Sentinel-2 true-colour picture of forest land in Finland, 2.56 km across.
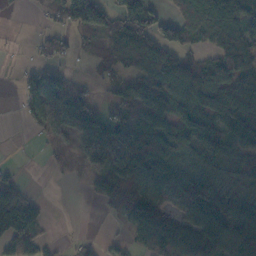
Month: November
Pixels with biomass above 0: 70%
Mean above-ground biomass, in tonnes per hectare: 82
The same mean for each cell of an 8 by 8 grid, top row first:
4 26 114 68 121 61 103 111
3 45 22 61 108 100 50 140
16 98 26 47 97 134 105 110
7 186 155 50 106 86 116 123
0 32 120 153 147 123 118 78
22 4 20 99 127 121 107 76
151 14 0 37 127 56 170 111
109 21 10 13 59 106 128 174
